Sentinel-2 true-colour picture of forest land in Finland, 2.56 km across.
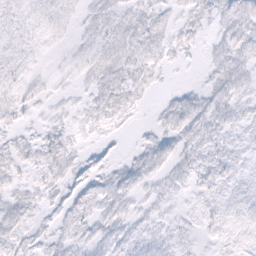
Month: February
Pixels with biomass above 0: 76%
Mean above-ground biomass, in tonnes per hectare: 9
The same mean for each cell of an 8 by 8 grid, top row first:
7 9 6 10 12 7 12 14
8 4 5 13 15 10 5 12
9 4 5 17 13 1 6 10
9 5 7 18 3 14 11 8
12 15 6 4 6 12 10 7
9 11 11 9 9 9 9 6
12 8 10 10 5 4 7 7
12 8 7 9 9 7 3 6
